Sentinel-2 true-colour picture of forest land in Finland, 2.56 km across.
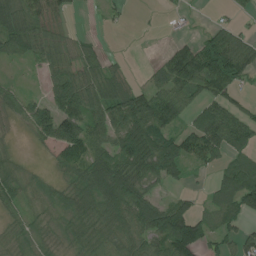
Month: July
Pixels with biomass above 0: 71%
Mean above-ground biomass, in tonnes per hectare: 59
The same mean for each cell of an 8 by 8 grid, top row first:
79 73 4 11 1 6 3 15
59 56 35 4 0 45 84 88
15 37 66 63 17 105 95 52
36 82 81 108 119 81 80 54
7 47 92 76 134 99 115 62
40 13 53 107 91 53 14 102
38 23 53 89 93 80 43 94
25 25 50 64 71 152 62 57
